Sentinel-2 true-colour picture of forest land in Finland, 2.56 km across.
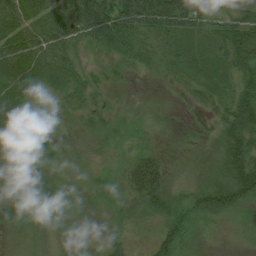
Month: August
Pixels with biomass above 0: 93%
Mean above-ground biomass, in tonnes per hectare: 32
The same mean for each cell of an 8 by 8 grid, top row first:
59 58 66 83 76 78 34 32
64 61 26 39 33 28 22 58
54 41 32 16 7 17 33 40
48 11 27 17 9 7 22 55
37 21 18 14 13 9 22 59
16 23 15 16 55 12 32 72
23 27 21 14 25 34 53 40
11 21 16 22 8 45 9 9
